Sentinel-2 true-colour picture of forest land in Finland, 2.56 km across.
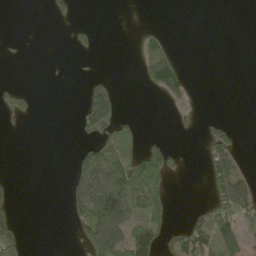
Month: May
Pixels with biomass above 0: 27%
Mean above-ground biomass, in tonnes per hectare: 33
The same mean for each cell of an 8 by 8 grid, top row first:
0 18 5 0 0 0 0 0
4 0 21 0 30 11 0 0
5 2 6 17 39 73 0 0
37 0 36 77 1 16 2 0
0 0 23 65 51 8 66 20
3 0 71 84 136 9 60 80
20 0 80 160 67 4 49 97
68 0 46 142 98 52 78 69
